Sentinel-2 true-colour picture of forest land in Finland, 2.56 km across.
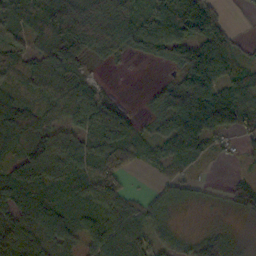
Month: October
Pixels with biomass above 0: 79%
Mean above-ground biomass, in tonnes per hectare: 63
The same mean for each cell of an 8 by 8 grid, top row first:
41 64 40 81 60 127 116 5
34 67 62 55 67 93 110 30
53 66 57 5 1 57 124 66
92 36 93 140 18 115 113 81
58 83 73 106 56 102 51 23
81 91 74 71 6 37 5 15
71 82 61 70 54 24 10 29
107 85 47 93 66 42 73 21
